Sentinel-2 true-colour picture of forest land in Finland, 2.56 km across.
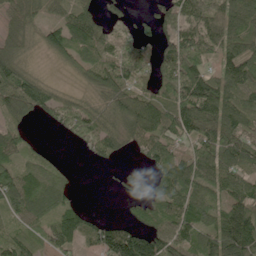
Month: June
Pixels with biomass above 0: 80%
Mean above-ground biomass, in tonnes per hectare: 82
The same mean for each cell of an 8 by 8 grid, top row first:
72 40 77 39 28 88 79 85
71 72 104 77 60 114 96 99
156 33 34 94 65 148 101 118
99 70 95 75 132 130 110 105
81 11 48 63 85 64 113 97
107 67 5 7 41 111 108 79
94 86 49 0 53 111 88 91
76 62 69 134 154 105 90 147
